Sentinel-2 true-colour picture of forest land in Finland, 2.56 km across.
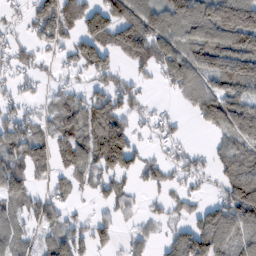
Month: February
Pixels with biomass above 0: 67%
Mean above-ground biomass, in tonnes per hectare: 71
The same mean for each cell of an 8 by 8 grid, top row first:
20 93 106 115 103 115 128 180
46 43 90 91 114 104 122 133
32 21 26 48 30 81 69 123
42 33 88 92 31 12 92 114
89 77 87 166 17 32 12 65
102 46 56 82 45 36 31 120
60 61 13 41 18 30 49 126
63 49 77 55 34 69 134 73
